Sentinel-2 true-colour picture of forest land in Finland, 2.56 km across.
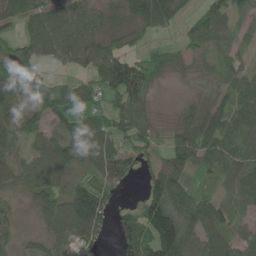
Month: May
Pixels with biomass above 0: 80%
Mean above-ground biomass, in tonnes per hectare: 63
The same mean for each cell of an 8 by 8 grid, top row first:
50 79 74 36 77 42 78 33
69 88 104 68 35 31 46 21
78 64 47 112 91 7 29 46
73 76 65 74 47 13 53 74
41 55 88 72 53 63 83 56
56 80 40 79 40 70 36 66
17 66 121 52 99 98 88 39
24 59 61 24 106 185 74 53
